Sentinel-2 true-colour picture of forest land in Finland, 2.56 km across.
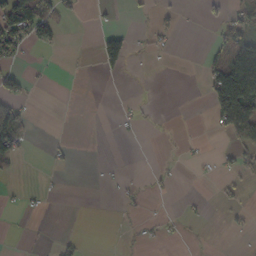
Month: October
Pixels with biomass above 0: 18%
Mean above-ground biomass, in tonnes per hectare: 23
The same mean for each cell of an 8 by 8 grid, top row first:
118 60 8 4 6 14 20 47
52 24 0 76 8 6 19 108
42 2 0 5 0 0 60 233
67 0 0 2 8 0 29 193
59 10 0 0 0 3 2 70
9 2 0 6 2 4 2 21
5 3 0 1 6 1 4 11
0 2 11 0 6 6 1 1
